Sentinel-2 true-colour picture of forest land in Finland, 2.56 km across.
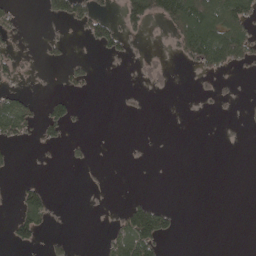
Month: May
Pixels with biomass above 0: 21%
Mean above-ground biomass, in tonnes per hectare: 24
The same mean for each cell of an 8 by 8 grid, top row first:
19 22 60 26 94 114 115 98
19 15 2 41 5 31 117 84
24 1 28 0 13 5 9 4
93 36 7 1 4 0 2 3
29 20 9 0 2 0 0 0
7 1 1 1 0 0 0 0
32 54 0 6 66 14 0 0
40 14 3 41 117 9 0 0
